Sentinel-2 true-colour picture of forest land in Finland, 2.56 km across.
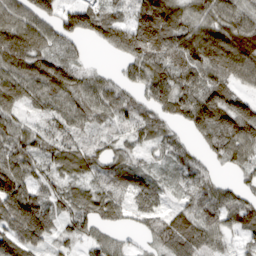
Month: March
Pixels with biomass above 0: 88%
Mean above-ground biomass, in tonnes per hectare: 83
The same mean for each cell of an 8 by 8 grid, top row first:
91 92 136 87 139 122 79 93
131 86 29 82 145 109 148 150
93 95 63 40 93 102 94 77
60 59 71 71 65 62 140 139
92 66 61 50 47 57 56 105
118 63 57 69 52 47 51 33
145 100 81 76 67 51 79 93
106 78 59 44 32 106 81 42
